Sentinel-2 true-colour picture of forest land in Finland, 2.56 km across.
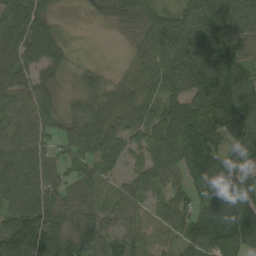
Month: September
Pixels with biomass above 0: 87%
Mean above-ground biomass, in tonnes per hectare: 79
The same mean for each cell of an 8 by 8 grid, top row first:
91 57 8 67 84 71 90 92
82 106 3 4 64 111 111 97
63 47 31 19 66 94 174 154
64 69 56 76 73 108 133 162
77 47 79 83 62 113 132 107
98 74 73 32 63 63 143 104
81 95 80 25 29 54 72 133
153 128 111 30 30 31 40 84
